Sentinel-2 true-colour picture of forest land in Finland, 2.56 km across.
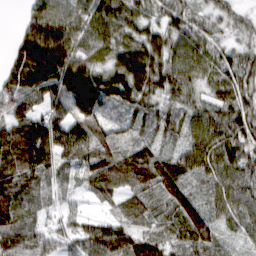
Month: March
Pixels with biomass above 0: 93%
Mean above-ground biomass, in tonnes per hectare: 79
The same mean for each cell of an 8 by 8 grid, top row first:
7 109 64 91 66 75 47 38
64 153 78 73 97 79 66 53
68 96 135 109 105 90 62 88
91 70 98 66 66 51 71 93
134 124 92 80 58 38 91 92
131 81 49 117 111 87 64 80
141 49 15 34 69 87 62 76
120 65 66 104 65 62 72 35
